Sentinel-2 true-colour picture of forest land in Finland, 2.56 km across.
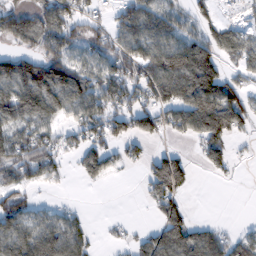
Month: February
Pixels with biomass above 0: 64%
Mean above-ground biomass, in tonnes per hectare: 77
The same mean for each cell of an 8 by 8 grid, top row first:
105 116 74 55 117 78 47 31
42 86 64 106 110 121 105 79
153 170 116 120 113 163 141 49
134 98 89 104 110 102 152 105
109 80 73 68 50 15 80 14
82 60 30 29 49 158 16 5
75 23 14 0 10 40 0 0
102 113 75 22 54 93 97 61
